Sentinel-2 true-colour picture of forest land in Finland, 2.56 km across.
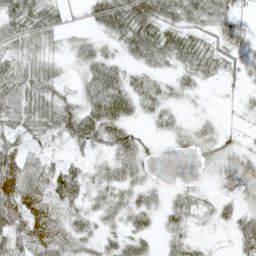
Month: May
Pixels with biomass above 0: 78%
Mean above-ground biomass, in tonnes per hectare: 33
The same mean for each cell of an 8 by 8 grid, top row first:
53 41 9 79 76 54 49 25
30 18 21 17 64 54 40 26
57 46 22 57 33 21 19 17
54 53 57 72 25 16 5 10
28 20 40 54 22 11 21 14
37 45 39 34 21 1 5 43
32 15 30 38 32 28 12 21
54 26 34 23 29 22 5 36
